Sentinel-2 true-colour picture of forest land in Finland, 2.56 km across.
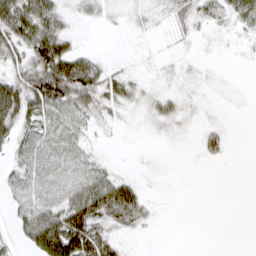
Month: March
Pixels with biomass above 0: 56%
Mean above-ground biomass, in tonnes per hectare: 26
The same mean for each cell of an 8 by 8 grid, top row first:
80 57 13 9 12 27 26 34
41 76 14 0 2 6 3 4
45 89 81 33 8 9 4 0
68 47 43 18 11 21 3 1
31 42 28 2 1 2 24 0
27 40 40 29 4 0 0 0
25 41 68 70 31 0 0 0
16 90 96 43 3 0 0 0
